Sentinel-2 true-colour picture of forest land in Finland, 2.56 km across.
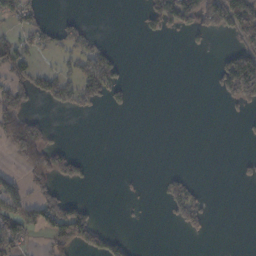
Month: October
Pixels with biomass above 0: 26%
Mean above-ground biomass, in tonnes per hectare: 42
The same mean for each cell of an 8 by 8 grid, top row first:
46 12 13 0 41 141 106 197
57 34 55 23 0 0 14 94
67 63 93 85 0 0 8 250
104 16 35 14 0 0 0 20
114 75 1 0 0 0 0 3
32 106 55 0 4 35 0 13
88 99 56 0 3 82 38 0
78 49 105 55 0 0 9 0
